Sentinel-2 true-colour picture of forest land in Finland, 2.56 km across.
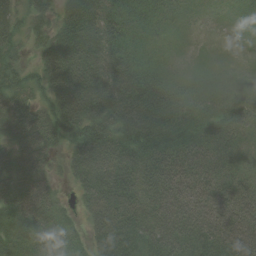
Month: August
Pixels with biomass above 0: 90%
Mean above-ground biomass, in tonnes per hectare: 56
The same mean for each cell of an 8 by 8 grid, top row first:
44 36 78 69 39 19 5 8
33 53 80 72 27 5 1 0
49 51 91 94 65 29 18 14
74 50 84 87 87 60 30 33
52 49 62 79 70 59 45 27
74 44 61 94 73 75 63 46
66 55 27 91 77 84 84 73
56 57 24 85 69 83 78 91
